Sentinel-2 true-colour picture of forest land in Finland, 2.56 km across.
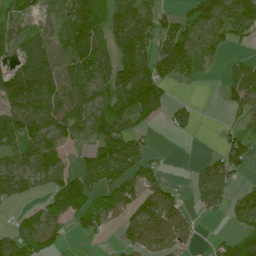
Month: July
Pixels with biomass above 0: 68%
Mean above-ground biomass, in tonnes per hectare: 82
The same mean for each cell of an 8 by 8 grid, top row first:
65 34 121 85 84 52 92 106
95 101 133 84 101 166 74 20
178 164 131 128 155 77 11 77
164 157 126 153 135 49 0 52
94 124 53 156 47 1 1 65
119 79 78 89 66 3 66 37
26 76 99 104 98 82 39 62
94 76 22 11 92 66 10 57
